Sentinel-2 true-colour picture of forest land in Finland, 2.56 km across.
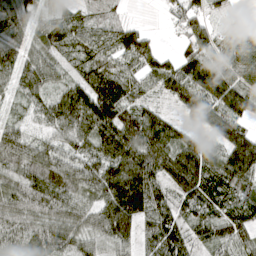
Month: April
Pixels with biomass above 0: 90%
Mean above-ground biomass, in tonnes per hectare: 84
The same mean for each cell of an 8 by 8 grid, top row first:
94 47 51 26 1 49 65 17
65 74 62 93 101 31 86 72
74 71 61 85 78 101 115 68
29 88 142 145 89 38 100 93
105 69 76 129 119 86 56 116
79 124 104 124 135 106 116 123
80 85 68 129 120 88 92 87
74 85 72 88 66 113 66 65
